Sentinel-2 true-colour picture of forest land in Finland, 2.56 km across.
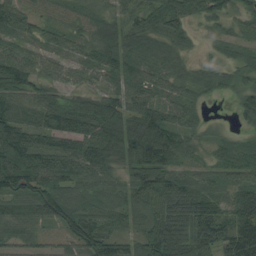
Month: August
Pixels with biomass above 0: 92%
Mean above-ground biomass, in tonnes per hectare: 77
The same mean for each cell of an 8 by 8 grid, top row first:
87 45 43 46 52 74 51 41
55 53 57 103 87 58 12 37
107 69 45 75 85 65 53 58
90 98 109 112 108 74 15 55
159 73 94 104 141 84 33 48
165 118 97 60 107 73 49 64
76 108 87 69 65 107 83 98
60 25 95 86 79 107 89 124
